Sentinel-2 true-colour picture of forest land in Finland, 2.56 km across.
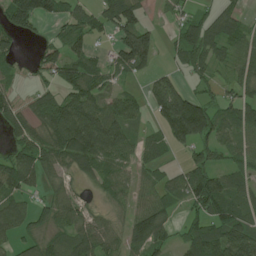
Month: June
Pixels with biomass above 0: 73%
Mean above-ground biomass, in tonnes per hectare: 73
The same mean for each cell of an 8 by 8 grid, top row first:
118 70 81 103 52 33 50 45
41 52 68 48 136 47 98 64
30 41 115 49 33 44 43 67
66 107 137 88 43 186 103 97
60 102 137 106 53 67 81 51
102 59 46 70 43 43 107 63
68 59 53 37 78 31 106 69
45 51 85 57 108 41 112 131
